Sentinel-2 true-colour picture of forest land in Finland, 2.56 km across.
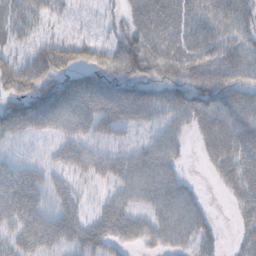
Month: October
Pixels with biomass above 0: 80%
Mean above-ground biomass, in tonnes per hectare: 48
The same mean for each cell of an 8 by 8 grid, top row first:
40 27 9 17 56 56 58 58
27 48 45 46 67 49 56 55
68 57 54 54 53 50 57 51
61 86 75 77 69 52 65 62
30 31 49 37 36 34 46 70
54 41 37 45 62 34 9 67
67 45 36 51 48 61 15 34
50 60 56 47 36 44 26 26
